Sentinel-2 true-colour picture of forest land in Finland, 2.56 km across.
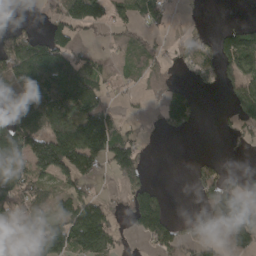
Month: April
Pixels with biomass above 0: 56%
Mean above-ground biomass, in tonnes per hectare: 81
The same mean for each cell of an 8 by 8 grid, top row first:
5 45 47 53 107 7 6 1
115 132 31 21 64 20 30 168
137 170 179 33 54 30 29 94
141 163 164 70 11 128 0 72
161 191 208 173 26 0 0 21
129 100 123 50 64 0 75 37
107 81 140 48 136 1 67 179
53 166 143 93 42 86 53 86
